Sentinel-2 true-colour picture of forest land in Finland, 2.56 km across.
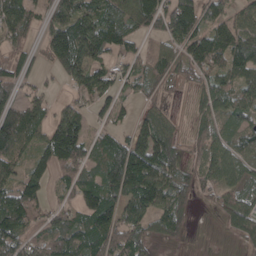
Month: April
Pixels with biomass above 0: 80%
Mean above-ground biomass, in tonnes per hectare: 83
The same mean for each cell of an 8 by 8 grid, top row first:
105 57 114 112 140 175 79 62
54 80 140 78 36 72 117 107
73 15 88 72 59 49 83 89
76 49 62 52 33 17 79 89
110 94 116 81 115 71 99 81
68 59 77 114 157 86 81 78
117 56 83 115 126 82 15 130
100 97 111 117 73 30 0 57
